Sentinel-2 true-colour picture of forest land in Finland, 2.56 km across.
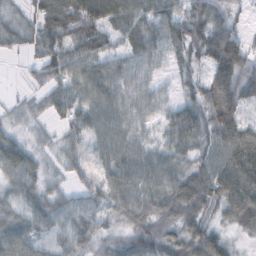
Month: October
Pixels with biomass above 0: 89%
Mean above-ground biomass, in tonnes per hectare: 59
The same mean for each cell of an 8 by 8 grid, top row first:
30 96 124 79 71 68 68 21
31 69 73 41 61 50 92 85
3 57 67 63 37 24 70 87
25 35 61 67 45 33 91 70
51 22 39 67 46 48 65 114
67 36 29 52 67 63 71 108
48 59 48 47 56 68 57 90
74 39 54 36 80 73 83 17
